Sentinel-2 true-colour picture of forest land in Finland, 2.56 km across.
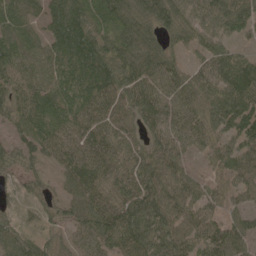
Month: May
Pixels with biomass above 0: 90%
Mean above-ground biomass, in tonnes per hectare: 59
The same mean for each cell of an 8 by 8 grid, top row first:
58 43 56 62 67 64 75 94
47 38 78 58 65 28 52 31
43 36 66 69 77 64 57 92
40 58 65 65 78 62 58 88
45 59 69 63 47 69 48 63
39 23 81 59 67 57 29 54
28 30 63 76 102 72 53 34
62 40 37 72 86 77 67 54
